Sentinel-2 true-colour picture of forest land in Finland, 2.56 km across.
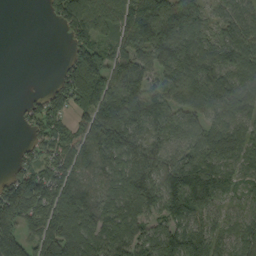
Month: September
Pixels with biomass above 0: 83%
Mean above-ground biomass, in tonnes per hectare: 88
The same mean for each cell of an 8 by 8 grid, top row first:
0 29 123 95 132 86 53 79
0 0 109 85 84 136 78 92
0 9 204 119 89 89 131 94
8 120 81 140 103 69 88 99
8 71 93 140 81 69 106 94
82 100 91 85 102 93 114 56
132 117 157 63 84 94 86 49
119 135 144 75 74 106 93 82
